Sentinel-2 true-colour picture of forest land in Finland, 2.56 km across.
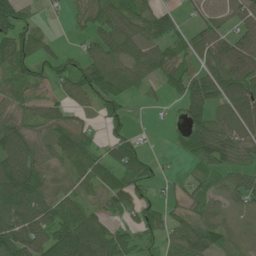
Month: June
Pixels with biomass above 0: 79%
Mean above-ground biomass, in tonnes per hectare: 69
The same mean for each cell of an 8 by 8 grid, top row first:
79 13 48 84 84 35 55 57
82 40 30 85 82 65 88 125
56 44 97 115 50 62 94 138
44 55 39 50 6 18 83 102
116 55 88 44 11 19 107 100
147 71 74 57 43 15 52 59
116 94 81 56 66 39 48 34
117 119 161 103 48 72 83 27
